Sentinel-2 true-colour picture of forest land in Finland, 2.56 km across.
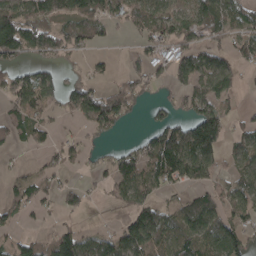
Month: April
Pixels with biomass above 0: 61%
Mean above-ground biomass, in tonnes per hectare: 68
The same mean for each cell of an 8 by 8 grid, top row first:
123 80 88 62 77 70 96 73
141 91 57 10 42 83 78 62
67 60 34 26 61 56 98 43
55 39 90 141 22 38 104 26
29 31 33 23 50 159 144 54
27 41 12 64 98 89 57 71
51 22 39 23 94 65 100 73
43 52 98 75 139 101 106 80
